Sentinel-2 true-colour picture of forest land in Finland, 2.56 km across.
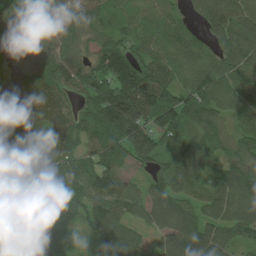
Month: June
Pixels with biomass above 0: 91%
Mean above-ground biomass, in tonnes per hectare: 102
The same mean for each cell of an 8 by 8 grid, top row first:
113 89 91 71 60 50 113 123
33 77 74 108 73 80 70 157
42 118 108 133 125 69 113 125
92 114 70 177 140 151 126 119
101 103 84 102 150 105 103 87
123 118 99 109 51 116 81 118
125 107 77 111 88 124 93 116
127 126 53 129 53 136 134 82
